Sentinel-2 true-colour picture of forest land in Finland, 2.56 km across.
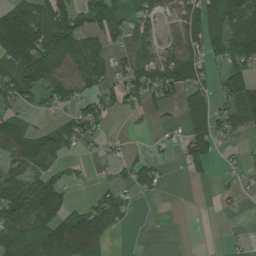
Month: July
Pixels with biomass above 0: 60%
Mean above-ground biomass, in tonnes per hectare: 69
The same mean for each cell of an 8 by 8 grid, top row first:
126 117 84 93 56 60 111 130
189 141 128 42 63 73 81 124
122 117 81 54 86 128 50 117
48 25 73 52 39 23 77 116
104 88 43 14 6 23 63 19
79 97 15 18 45 1 20 16
194 155 49 73 2 0 4 6
140 174 141 19 0 0 5 8
